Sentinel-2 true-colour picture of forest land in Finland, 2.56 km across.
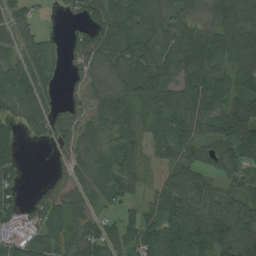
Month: August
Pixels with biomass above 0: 84%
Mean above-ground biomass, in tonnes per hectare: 75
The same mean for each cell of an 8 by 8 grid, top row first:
61 7 40 86 110 79 72 122
69 49 97 98 107 123 153 134
97 59 36 66 92 80 105 92
55 60 41 84 64 99 98 94
63 24 64 65 84 88 68 140
49 13 43 50 64 79 50 50
74 75 32 25 51 71 80 74
71 69 68 58 86 116 105 119
